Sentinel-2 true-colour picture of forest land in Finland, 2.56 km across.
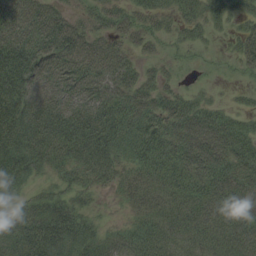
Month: August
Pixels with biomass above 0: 86%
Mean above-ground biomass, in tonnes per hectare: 52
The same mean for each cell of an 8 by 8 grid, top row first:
80 72 32 47 41 33 43 27
85 86 84 62 29 17 12 35
86 56 82 76 46 18 5 9
79 63 51 74 62 66 51 28
72 70 71 58 62 62 77 63
59 23 35 34 48 59 65 64
31 56 32 6 40 49 51 64
55 80 55 27 54 44 44 56
